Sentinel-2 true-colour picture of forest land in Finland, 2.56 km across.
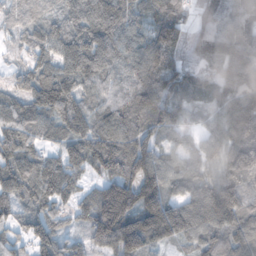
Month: November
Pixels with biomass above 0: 94%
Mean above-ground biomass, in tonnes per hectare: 103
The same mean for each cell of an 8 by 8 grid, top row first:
62 52 132 128 72 80 66 113
38 70 116 119 98 79 101 143
44 105 111 97 109 90 60 131
92 116 135 115 136 95 60 175
102 70 120 134 96 51 71 139
130 143 78 117 134 88 71 127
78 92 66 210 144 117 160 126
67 127 62 154 141 77 92 102
